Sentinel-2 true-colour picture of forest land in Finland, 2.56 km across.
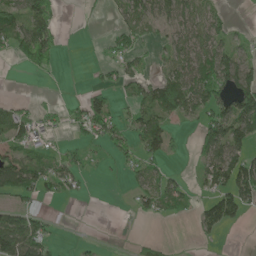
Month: May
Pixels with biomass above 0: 46%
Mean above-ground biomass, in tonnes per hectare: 45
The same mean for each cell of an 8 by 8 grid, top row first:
68 86 2 13 65 67 42 0
54 107 0 18 23 45 68 34
0 7 0 23 48 79 105 113
47 15 36 61 62 62 68 118
57 20 30 48 68 15 79 84
130 73 32 5 50 20 49 104
41 7 0 0 30 31 51 71
128 59 7 0 15 2 12 0
